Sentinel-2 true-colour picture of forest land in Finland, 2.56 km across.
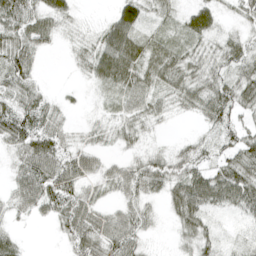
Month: April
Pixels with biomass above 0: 81%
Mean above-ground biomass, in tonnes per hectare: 32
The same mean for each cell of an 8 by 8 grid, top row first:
54 41 9 22 30 21 40 26
54 18 16 56 36 28 23 38
47 4 8 42 40 44 40 41
55 36 6 14 37 17 42 37
40 50 19 16 17 13 22 51
27 52 41 29 50 46 49 63
23 36 46 20 28 40 44 39
19 2 45 46 20 12 29 17
